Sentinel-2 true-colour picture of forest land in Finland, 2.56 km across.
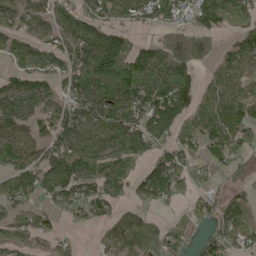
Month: May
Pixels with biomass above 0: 75%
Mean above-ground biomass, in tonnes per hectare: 73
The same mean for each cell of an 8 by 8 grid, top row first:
78 87 80 74 70 62 81 74
70 81 90 87 47 88 41 69
74 73 94 96 98 90 37 80
106 88 100 108 98 89 77 84
82 74 100 87 69 65 73 74
106 100 91 84 56 87 45 34
83 46 63 50 35 22 46 73
49 32 9 70 91 75 57 80
